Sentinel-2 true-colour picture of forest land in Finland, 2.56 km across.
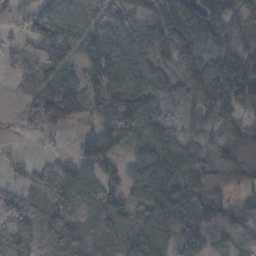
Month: November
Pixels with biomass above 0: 85%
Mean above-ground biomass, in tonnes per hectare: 95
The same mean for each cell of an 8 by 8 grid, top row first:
43 79 83 81 70 167 163 117
45 148 72 115 131 135 130 89
40 77 89 172 127 95 175 192
21 150 120 159 112 51 90 90
5 11 51 94 75 106 72 94
14 51 61 56 99 165 170 90
80 57 61 67 80 177 165 62
87 74 97 63 115 88 100 67
